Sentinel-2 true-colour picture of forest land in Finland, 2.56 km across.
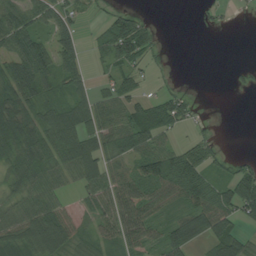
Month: August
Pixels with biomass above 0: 66%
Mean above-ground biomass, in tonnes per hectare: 52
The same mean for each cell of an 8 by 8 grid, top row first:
62 50 31 41 18 0 12 5
56 43 36 82 57 0 0 0
79 50 40 50 25 7 0 9
88 63 74 60 85 71 2 0
96 75 100 60 77 30 33 0
51 55 55 76 81 119 55 70
45 65 21 87 105 48 104 91
59 99 46 45 85 84 64 52
